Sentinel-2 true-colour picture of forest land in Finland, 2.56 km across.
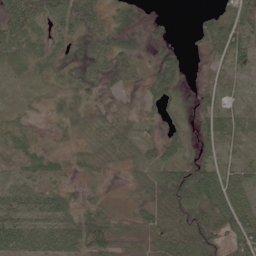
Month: June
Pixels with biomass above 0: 82%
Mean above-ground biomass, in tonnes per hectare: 39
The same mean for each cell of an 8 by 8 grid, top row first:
85 66 74 26 14 1 22 68
40 31 29 53 15 17 32 56
10 22 29 31 28 42 13 10
18 18 28 32 18 19 30 27
36 13 17 37 30 36 28 16
23 28 18 8 32 77 74 44
67 69 34 19 40 73 75 86
75 73 66 60 43 77 63 74
